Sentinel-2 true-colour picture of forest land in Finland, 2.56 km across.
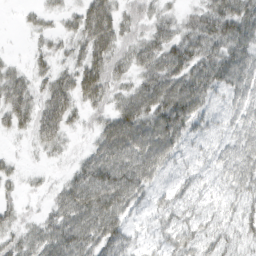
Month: March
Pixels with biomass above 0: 83%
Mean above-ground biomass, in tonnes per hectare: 51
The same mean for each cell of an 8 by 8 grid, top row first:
4 20 48 69 35 24 64 89
2 22 42 67 55 69 70 91
45 39 68 49 51 80 83 83
59 60 31 48 82 103 49 52
4 36 8 89 98 65 35 56
19 8 51 89 76 38 30 60
23 24 87 90 25 52 34 40
35 59 76 73 17 46 46 36
